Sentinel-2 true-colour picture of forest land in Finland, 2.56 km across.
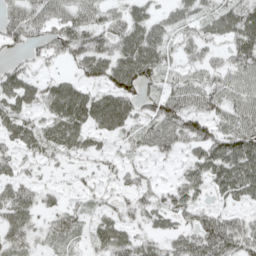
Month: May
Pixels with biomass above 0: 78%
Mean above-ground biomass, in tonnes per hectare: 48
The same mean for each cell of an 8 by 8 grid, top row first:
50 64 66 47 41 35 41 70
31 46 68 53 65 32 36 67
54 24 33 67 69 35 43 55
55 42 59 88 42 79 58 64
41 40 28 17 40 46 82 96
33 10 17 18 26 22 59 95
63 23 25 26 43 49 37 35
48 36 28 59 38 49 96 83
